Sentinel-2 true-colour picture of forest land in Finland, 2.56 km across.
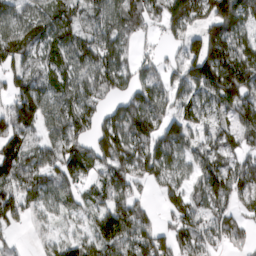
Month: March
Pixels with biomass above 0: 82%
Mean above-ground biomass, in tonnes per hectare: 95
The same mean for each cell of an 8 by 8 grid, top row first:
68 87 72 84 108 139 129 148
115 85 106 114 24 45 167 120
87 80 101 120 91 82 164 181
135 109 113 62 160 72 72 123
112 90 94 125 137 121 66 59
106 106 93 95 98 67 104 98
111 60 59 106 63 76 60 46
21 19 63 126 125 84 83 41
